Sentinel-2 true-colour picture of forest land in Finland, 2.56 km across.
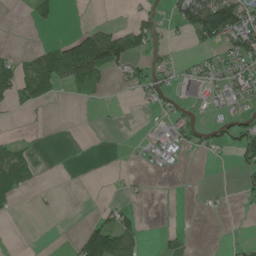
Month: June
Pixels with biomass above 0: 30%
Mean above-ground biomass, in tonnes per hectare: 29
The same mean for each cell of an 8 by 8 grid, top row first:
0 23 0 1 24 45 154 101
4 37 118 108 61 10 32 75
60 117 64 17 43 30 40 55
10 4 0 1 7 22 16 34
22 1 0 0 11 45 25 50
74 0 0 5 4 5 0 21
12 4 0 22 2 0 7 4
0 0 65 116 15 12 1 6
